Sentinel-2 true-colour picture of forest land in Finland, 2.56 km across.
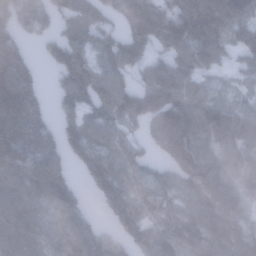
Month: January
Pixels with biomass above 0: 84%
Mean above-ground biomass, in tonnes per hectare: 128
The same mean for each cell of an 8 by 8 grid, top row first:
144 116 121 77 134 146 167 107
132 75 139 107 107 114 151 92
212 18 182 127 80 129 52 54
207 68 118 124 134 163 148 118
206 120 133 103 60 161 142 140
153 235 54 166 102 122 158 104
163 135 97 170 128 113 118 90
190 133 213 102 151 147 139 98
